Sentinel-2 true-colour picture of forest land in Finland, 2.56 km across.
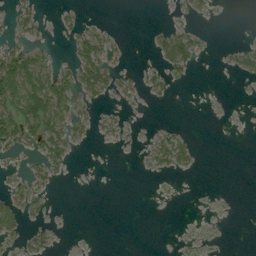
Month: August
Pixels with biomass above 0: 28%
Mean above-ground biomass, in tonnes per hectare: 18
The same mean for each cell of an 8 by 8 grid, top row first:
24 2 11 0 0 5 9 0
34 14 42 21 1 58 5 16
129 77 61 38 19 12 0 6
89 128 29 8 1 0 0 0
58 62 12 6 4 31 0 0
13 29 0 0 1 6 0 0
43 15 0 0 0 0 0 0
18 18 0 0 0 1 2 0
